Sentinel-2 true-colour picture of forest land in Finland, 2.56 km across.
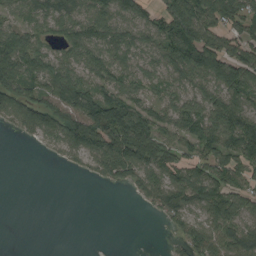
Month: August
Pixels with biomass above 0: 71%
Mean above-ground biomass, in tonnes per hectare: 77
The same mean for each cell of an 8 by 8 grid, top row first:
53 77 83 95 73 127 100 101
116 53 108 101 73 146 149 85
114 104 88 86 73 73 93 123
92 120 124 162 97 91 115 123
3 29 108 156 173 87 79 134
0 0 10 67 94 81 89 76
0 0 0 0 28 108 89 81
0 0 0 0 0 32 94 95
